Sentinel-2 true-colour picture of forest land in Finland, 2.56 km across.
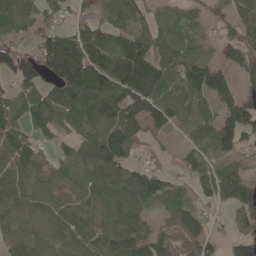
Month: May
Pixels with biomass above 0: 83%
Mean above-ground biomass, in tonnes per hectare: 86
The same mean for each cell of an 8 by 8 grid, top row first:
58 55 36 68 63 56 48 77
63 104 146 127 126 72 37 94
106 80 163 156 174 97 144 34
73 82 124 114 105 78 41 142
102 36 65 153 31 14 70 104
99 67 56 87 103 31 68 88
84 72 54 85 63 100 30 106
84 73 71 91 119 153 94 86
